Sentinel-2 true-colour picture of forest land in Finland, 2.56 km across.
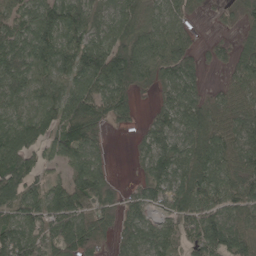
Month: May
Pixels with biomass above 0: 85%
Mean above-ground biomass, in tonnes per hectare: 86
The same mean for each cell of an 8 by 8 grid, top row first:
78 105 102 79 70 64 11 47
111 125 118 103 102 90 24 80
109 67 92 133 63 101 20 64
75 101 128 84 13 101 104 75
140 91 112 9 53 95 122 89
132 51 95 21 51 111 111 94
114 115 105 57 73 87 91 83
126 85 116 45 87 64 110 102
